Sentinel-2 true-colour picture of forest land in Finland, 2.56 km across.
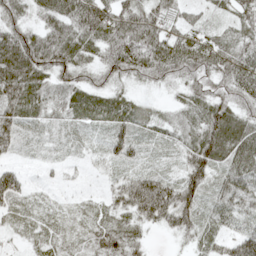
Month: May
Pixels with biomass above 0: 88%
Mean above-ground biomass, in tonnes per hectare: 48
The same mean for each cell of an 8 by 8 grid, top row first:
42 53 85 82 76 50 21 44
102 91 62 75 87 74 61 56
93 44 43 34 36 39 48 77
63 36 54 58 31 15 57 46
37 21 16 36 27 24 83 73
43 7 5 28 55 36 61 64
24 14 12 40 98 107 39 52
12 21 20 67 28 20 31 66
